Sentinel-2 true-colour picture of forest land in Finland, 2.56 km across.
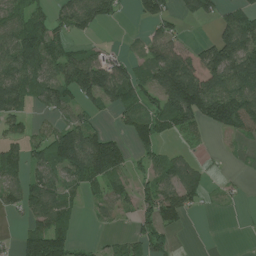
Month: July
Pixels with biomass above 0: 62%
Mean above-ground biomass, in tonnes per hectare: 75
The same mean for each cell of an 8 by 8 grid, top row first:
88 58 100 45 60 52 52 83
129 123 41 15 40 80 63 121
130 98 124 119 82 186 124 117
88 46 52 46 87 160 117 135
58 96 136 107 72 22 12 19
82 84 112 117 51 94 31 8
54 109 37 52 72 125 11 7
31 175 24 28 91 25 0 2
